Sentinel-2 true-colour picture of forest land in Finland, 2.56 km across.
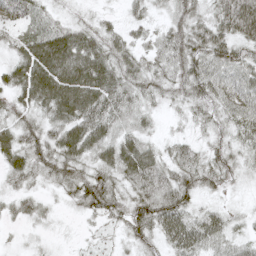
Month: May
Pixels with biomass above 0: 92%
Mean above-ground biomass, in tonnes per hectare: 44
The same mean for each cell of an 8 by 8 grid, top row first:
47 27 17 13 25 40 43 106
41 74 70 51 31 53 67 51
50 83 80 62 47 47 61 52
44 51 70 54 34 16 34 63
55 53 64 54 41 30 28 37
37 36 54 49 62 48 47 26
28 16 34 49 61 70 23 11
8 11 9 15 40 63 55 27
